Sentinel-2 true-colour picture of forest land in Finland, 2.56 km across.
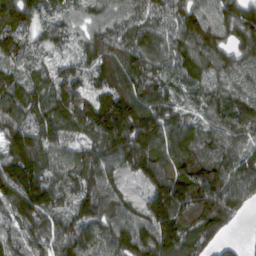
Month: March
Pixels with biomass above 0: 97%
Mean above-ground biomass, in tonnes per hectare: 157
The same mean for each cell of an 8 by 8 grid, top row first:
167 111 74 100 126 122 129 174
142 112 89 190 156 131 162 148
137 134 136 161 160 105 123 128
136 176 199 256 229 122 118 181
190 182 99 199 252 174 133 165
240 149 166 122 184 203 194 179
174 163 162 155 162 243 250 118
125 173 159 148 190 207 116 21
